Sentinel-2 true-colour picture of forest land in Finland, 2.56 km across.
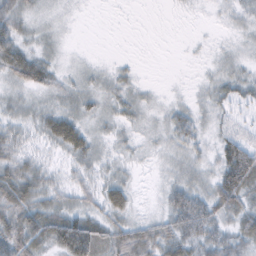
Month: February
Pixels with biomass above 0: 79%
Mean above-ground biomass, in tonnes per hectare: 27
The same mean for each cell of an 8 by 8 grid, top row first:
35 12 4 1 0 2 5 17
45 16 3 0 0 0 7 12
34 30 18 21 6 2 13 25
27 35 29 21 19 22 17 13
36 26 50 17 13 26 17 10
58 27 22 22 5 23 22 27
69 50 34 44 8 51 46 47
72 56 102 52 57 50 42 41
